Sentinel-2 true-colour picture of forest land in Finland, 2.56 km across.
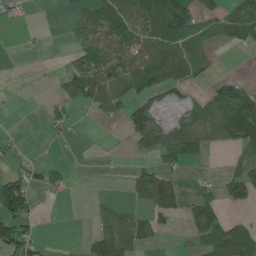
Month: June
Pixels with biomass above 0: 44%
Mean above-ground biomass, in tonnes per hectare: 43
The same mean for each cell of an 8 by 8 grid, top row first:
13 0 38 94 83 144 49 73
0 2 42 83 83 77 43 20
2 2 79 67 84 54 23 23
2 20 11 27 75 16 60 133
17 8 3 3 46 74 43 82
44 31 2 1 59 27 8 58
107 0 0 35 36 40 68 27
99 4 7 89 41 3 70 81
